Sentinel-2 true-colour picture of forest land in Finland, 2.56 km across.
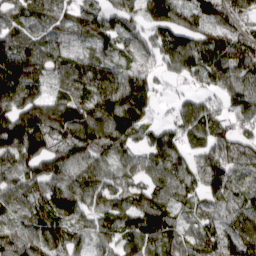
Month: April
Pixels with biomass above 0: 92%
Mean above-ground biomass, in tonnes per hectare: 113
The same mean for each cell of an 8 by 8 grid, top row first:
90 87 92 104 120 165 131 115
145 105 50 73 102 158 162 158
219 94 135 130 124 52 102 125
147 139 136 171 119 71 103 95
188 130 137 110 80 106 107 117
100 130 124 81 72 124 122 72
88 131 116 116 127 87 52 80
106 119 86 87 119 86 104 128
